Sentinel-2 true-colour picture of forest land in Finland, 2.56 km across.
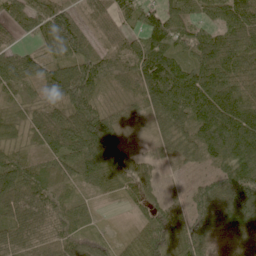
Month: June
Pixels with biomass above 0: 93%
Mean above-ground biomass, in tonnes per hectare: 69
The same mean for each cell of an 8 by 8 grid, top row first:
51 86 46 53 65 43 29 81
47 43 66 33 88 93 98 77
56 72 122 40 114 135 118 86
27 43 85 48 54 118 128 110
32 49 94 97 10 72 121 122
98 82 59 63 49 13 51 117
81 77 35 5 36 35 81 116
83 62 48 18 58 66 69 71
